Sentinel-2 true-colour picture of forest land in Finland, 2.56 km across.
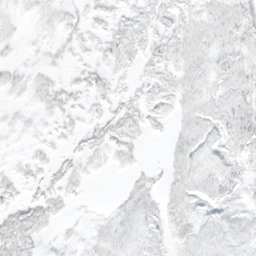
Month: March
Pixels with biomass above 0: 74%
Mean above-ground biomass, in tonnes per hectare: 9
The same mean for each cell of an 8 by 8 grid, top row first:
5 7 7 7 8 10 10 15
4 6 6 9 10 11 11 12
7 7 6 8 6 10 10 15
3 7 5 8 10 10 11 17
2 4 6 11 5 10 12 15
6 7 7 2 6 11 13 10
10 13 1 3 12 12 10 11
16 4 4 8 9 12 12 12
